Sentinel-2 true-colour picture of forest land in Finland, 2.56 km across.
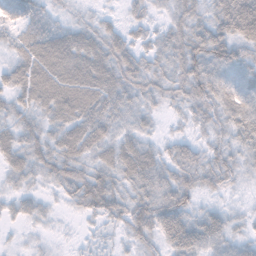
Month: November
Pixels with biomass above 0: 92%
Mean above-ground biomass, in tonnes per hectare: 44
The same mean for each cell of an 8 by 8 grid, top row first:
47 27 17 13 25 40 43 106
41 74 70 51 31 53 67 51
50 83 80 62 47 47 61 52
44 51 70 54 34 16 34 63
55 53 64 54 41 30 28 37
37 36 54 49 62 48 47 26
28 16 34 49 61 70 23 11
8 11 9 15 40 63 55 27
